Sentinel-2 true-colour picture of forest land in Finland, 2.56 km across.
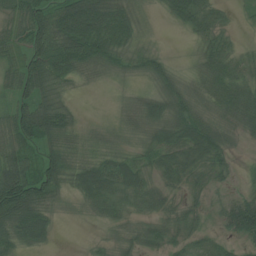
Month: July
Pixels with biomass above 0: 85%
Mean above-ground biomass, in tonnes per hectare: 48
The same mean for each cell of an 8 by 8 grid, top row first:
58 89 129 82 23 38 53 9
58 107 107 66 20 0 43 18
62 96 33 12 18 27 53 54
65 105 16 7 50 49 29 57
75 60 35 18 31 71 79 10
116 81 64 79 42 48 34 9
129 52 17 47 32 27 17 52
56 29 1 17 34 29 31 27
